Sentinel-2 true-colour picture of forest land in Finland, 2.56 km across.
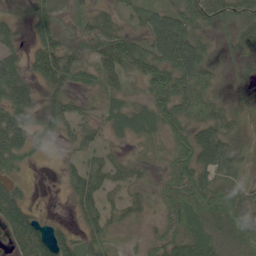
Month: June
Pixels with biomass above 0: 85%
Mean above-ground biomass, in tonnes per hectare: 52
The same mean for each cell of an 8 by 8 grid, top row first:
23 42 46 44 63 84 79 68
39 64 49 89 86 155 42 48
71 64 35 38 57 108 50 27
73 51 28 42 52 82 53 37
83 25 37 17 22 57 93 35
32 0 65 49 22 62 57 44
72 3 52 31 26 60 79 67
56 54 35 29 22 51 65 61
